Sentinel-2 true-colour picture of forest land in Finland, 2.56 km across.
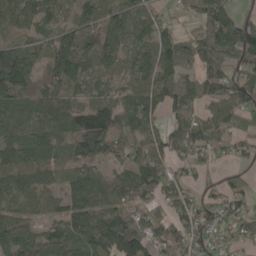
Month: May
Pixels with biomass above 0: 84%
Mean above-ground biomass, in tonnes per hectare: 83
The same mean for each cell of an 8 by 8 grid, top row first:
89 84 71 84 71 25 88 51
73 87 103 68 69 104 112 120
126 85 74 45 89 94 84 89
95 122 90 94 137 71 46 105
99 91 117 82 90 63 71 42
117 89 90 78 125 53 21 34
96 65 99 102 68 65 44 53
101 88 96 153 98 83 47 47
